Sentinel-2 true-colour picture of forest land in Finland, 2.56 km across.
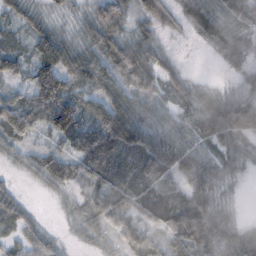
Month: November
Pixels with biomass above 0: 86%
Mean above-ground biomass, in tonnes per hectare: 62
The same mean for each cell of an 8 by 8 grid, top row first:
46 27 26 117 55 56 92 74
47 122 56 99 71 10 25 63
51 136 83 72 67 50 7 25
102 108 93 105 47 43 86 125
38 29 101 116 72 60 63 62
11 64 58 89 103 65 57 24
51 2 26 76 67 96 70 9
38 35 13 28 52 65 95 76
